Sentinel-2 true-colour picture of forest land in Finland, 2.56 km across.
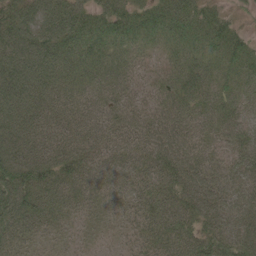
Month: May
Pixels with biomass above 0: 96%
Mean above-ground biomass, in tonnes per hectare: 55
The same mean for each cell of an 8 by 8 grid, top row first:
71 83 61 68 55 66 54 21
92 87 66 47 27 34 46 51
97 76 46 40 28 47 46 42
90 65 52 46 44 50 49 42
83 68 59 48 55 64 37 47
96 77 59 40 51 73 63 46
91 62 35 25 47 64 70 56
54 21 13 10 40 57 69 69
